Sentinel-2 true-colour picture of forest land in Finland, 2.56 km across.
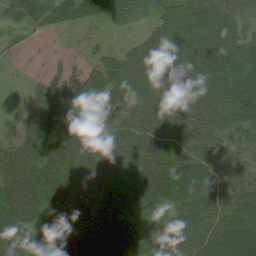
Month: August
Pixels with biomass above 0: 88%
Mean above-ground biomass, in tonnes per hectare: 68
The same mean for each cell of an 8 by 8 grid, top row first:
57 60 62 66 56 73 81 60
16 5 13 26 73 96 83 75
10 42 62 91 100 70 85 94
17 70 98 88 75 54 84 96
47 61 64 64 62 60 67 34
68 83 73 68 91 97 77 39
81 96 70 88 91 75 73 59
51 91 93 102 75 63 66 113
